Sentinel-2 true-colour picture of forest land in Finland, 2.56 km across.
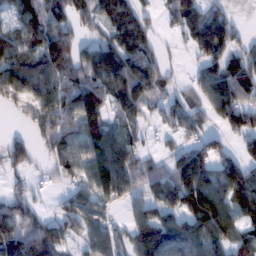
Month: February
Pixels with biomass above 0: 77%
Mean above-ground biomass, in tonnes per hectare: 97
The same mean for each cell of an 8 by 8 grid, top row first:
90 139 97 118 59 84 95 14
91 163 86 92 87 18 128 61
130 120 123 150 167 27 105 131
40 119 171 84 71 73 98 133
70 81 93 115 30 48 81 58
43 26 84 150 105 145 126 138
98 23 105 58 74 98 176 84
172 149 62 93 135 119 99 77
